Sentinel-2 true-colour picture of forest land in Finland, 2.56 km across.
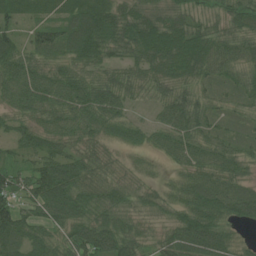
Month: July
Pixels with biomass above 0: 94%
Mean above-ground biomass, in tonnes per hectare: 62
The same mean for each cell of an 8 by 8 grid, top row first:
44 40 78 64 63 58 31 58
60 86 85 61 88 93 78 65
70 67 60 58 54 64 46 49
47 65 74 65 13 77 56 34
47 60 46 36 38 69 64 45
59 96 73 47 28 28 67 55
72 83 70 70 51 51 90 78
75 62 93 90 48 78 98 30
